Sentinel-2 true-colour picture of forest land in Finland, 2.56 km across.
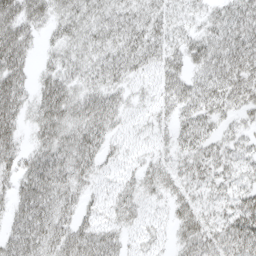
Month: April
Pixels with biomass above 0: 83%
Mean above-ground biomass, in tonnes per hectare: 33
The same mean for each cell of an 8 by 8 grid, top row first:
51 32 36 34 32 21 21 40
54 14 29 32 37 25 39 46
47 32 28 30 19 33 35 47
43 48 40 34 16 28 34 28
32 42 43 21 14 23 32 24
38 56 30 16 28 28 31 23
35 43 26 23 20 26 20 39
47 41 41 31 22 23 40 46
